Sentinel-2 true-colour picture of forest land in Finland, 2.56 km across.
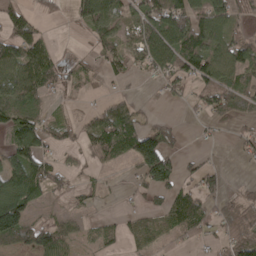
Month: April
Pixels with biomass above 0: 59%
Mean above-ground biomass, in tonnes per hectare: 58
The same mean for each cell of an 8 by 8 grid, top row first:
50 22 89 101 89 127 99 41
90 45 5 61 93 112 104 89
99 68 31 22 16 61 104 69
81 26 16 79 18 2 54 46
94 42 37 85 139 33 8 30
95 74 24 7 93 70 51 2
141 18 18 6 36 87 46 54
79 99 29 35 47 30 25 76
